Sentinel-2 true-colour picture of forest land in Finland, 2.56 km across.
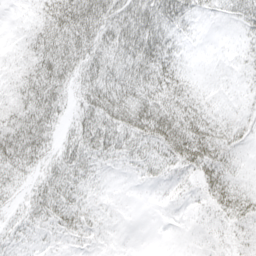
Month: April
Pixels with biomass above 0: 82%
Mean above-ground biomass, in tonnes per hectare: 29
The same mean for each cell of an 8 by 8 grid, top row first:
4 43 69 49 51 43 9 27
12 48 47 43 58 24 1 10
27 49 32 45 53 41 5 8
37 42 28 50 56 54 25 12
55 25 39 39 37 67 56 19
27 26 27 5 13 19 50 13
13 35 28 4 1 4 22 45
16 10 14 2 0 1 10 25
